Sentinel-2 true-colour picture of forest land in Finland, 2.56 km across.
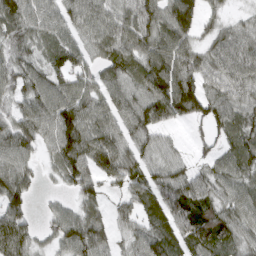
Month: March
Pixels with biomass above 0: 86%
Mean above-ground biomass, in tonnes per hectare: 73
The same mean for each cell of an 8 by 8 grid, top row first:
101 82 89 73 98 113 36 20
64 58 64 82 79 81 54 86
69 75 55 69 89 103 67 86
59 106 100 75 108 101 78 77
94 62 123 101 64 26 29 77
88 17 80 73 69 76 59 68
72 19 49 31 58 102 78 74
124 31 105 49 82 68 92 63
